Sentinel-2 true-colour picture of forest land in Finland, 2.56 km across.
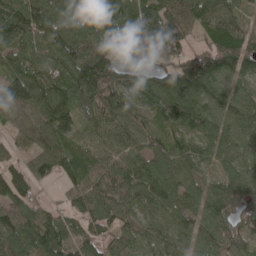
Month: May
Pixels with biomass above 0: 93%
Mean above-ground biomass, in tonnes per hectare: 96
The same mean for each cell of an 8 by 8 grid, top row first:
121 105 101 125 127 105 106 68
106 96 128 97 120 77 105 118
106 114 125 98 72 133 155 79
94 115 88 99 89 134 100 95
48 98 68 82 72 78 79 76
80 65 102 105 111 96 57 93
108 41 78 95 80 98 86 91
135 123 91 69 79 89 81 82
